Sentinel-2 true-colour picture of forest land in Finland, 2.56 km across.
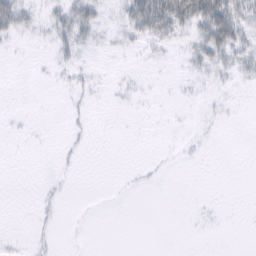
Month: February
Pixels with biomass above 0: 18%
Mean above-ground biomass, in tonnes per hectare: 6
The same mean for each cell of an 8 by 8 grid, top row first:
27 10 22 5 56 57 51 30
1 4 12 4 6 5 27 22
0 1 6 1 1 1 5 6
1 0 5 1 0 0 2 0
0 0 5 0 0 1 1 0
0 1 1 0 4 0 0 0
0 5 0 0 0 0 1 0
3 5 1 0 0 0 0 0
